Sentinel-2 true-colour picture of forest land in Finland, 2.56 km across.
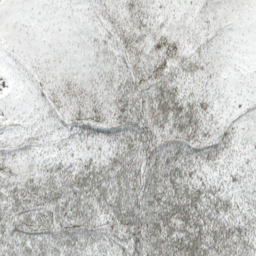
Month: May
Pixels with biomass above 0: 98%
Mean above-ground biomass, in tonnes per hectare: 48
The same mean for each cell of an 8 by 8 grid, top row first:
9 16 25 33 43 22 29 18
19 23 29 41 44 40 32 12
14 33 39 40 71 56 36 14
16 35 50 52 69 80 40 25
27 30 39 51 69 73 65 36
48 59 66 69 81 77 40 30
67 72 70 65 89 82 65 41
65 66 59 56 87 80 80 78
